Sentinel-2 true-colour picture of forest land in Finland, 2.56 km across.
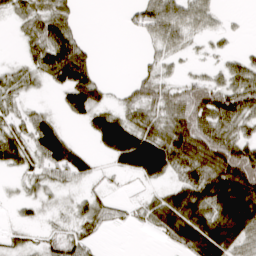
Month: March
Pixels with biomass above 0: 65%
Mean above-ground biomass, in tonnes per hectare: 41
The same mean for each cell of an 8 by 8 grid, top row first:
27 59 12 0 50 55 33 2
5 83 50 0 8 28 8 7
26 34 82 5 33 23 33 57
20 19 61 40 45 70 90 73
50 77 17 73 89 86 92 66
13 28 32 10 43 33 73 107
10 10 26 24 26 78 67 103
14 22 34 1 1 44 89 56
